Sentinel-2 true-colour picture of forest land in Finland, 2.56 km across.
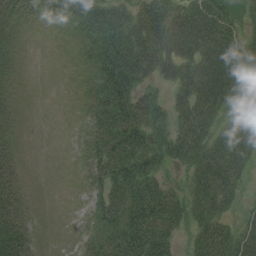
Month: August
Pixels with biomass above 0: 74%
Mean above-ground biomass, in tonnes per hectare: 40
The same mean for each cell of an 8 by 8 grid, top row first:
20 16 44 49 53 66 70 23
13 1 19 60 60 69 73 57
10 0 11 65 37 48 77 74
13 0 12 61 56 38 55 56
18 0 13 57 58 55 56 67
34 0 10 51 62 14 70 35
54 1 5 51 76 56 54 19
67 5 13 55 76 33 66 55
